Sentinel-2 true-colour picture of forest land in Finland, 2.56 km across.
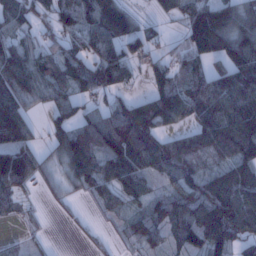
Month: January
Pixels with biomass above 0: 78%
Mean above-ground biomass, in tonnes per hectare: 86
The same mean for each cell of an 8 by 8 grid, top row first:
97 60 97 153 24 48 156 96
103 59 77 92 66 45 129 130
148 101 80 96 41 101 114 138
128 48 53 82 118 109 110 137
125 46 138 126 133 78 122 155
151 46 84 84 73 85 68 96
37 15 12 39 51 90 136 133
18 9 12 14 66 52 118 69
